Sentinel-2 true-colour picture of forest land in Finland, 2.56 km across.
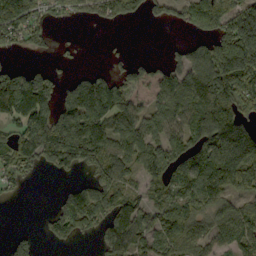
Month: September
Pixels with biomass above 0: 67%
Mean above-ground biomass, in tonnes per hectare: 107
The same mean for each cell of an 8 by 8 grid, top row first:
180 57 49 76 42 48 141 165
51 26 11 6 0 19 105 301
137 71 62 93 55 106 185 186
159 127 154 177 72 114 218 106
124 184 204 137 124 106 156 213
87 18 34 135 89 123 203 198
3 13 177 147 102 108 95 88
49 30 39 132 100 113 81 122
